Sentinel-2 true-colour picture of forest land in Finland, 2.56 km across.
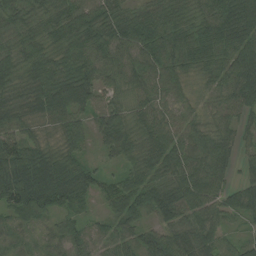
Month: August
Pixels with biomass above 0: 95%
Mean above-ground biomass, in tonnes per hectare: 57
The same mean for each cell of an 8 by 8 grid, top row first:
53 46 72 62 51 49 64 89
51 56 65 77 82 66 66 77
48 66 75 42 60 50 28 74
60 67 57 63 55 44 28 52
76 33 44 57 43 65 54 30
119 93 73 28 52 54 77 25
76 58 28 37 58 70 61 56
24 25 44 46 62 75 58 39
